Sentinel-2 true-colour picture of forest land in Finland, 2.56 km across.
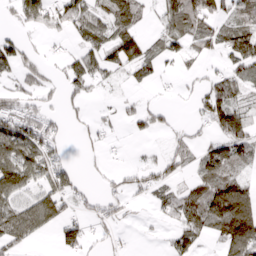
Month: March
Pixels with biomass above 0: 56%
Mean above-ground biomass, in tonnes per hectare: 54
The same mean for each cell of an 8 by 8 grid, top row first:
39 72 88 90 34 88 87 57
65 14 46 86 66 43 42 83
46 31 69 19 32 16 34 60
80 51 20 12 47 10 87 81
118 83 12 12 6 39 45 102
115 83 24 17 43 36 61 41
79 94 34 39 8 68 104 136
58 6 67 21 3 50 27 124
